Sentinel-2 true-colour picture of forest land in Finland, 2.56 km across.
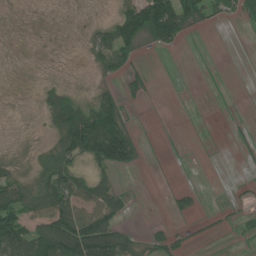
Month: June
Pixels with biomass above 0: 50%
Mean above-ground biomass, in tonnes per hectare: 48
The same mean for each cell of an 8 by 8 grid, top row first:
1 1 2 29 155 153 59 29
2 1 8 106 42 30 2 0
1 10 1 29 40 1 4 0
1 76 107 115 3 1 2 4
3 45 141 209 36 2 2 14
56 104 77 41 4 6 0 2
120 125 98 94 2 35 9 19
136 169 219 168 45 32 10 8
